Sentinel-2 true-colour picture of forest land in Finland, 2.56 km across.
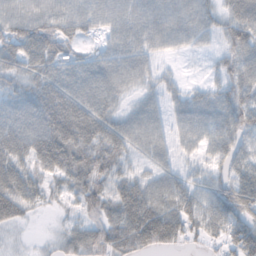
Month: October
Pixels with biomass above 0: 87%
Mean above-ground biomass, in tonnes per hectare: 51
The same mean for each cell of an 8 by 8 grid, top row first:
56 54 49 43 53 50 36 47
66 72 26 34 47 27 18 49
45 59 57 53 32 16 20 51
49 75 78 43 43 28 47 65
72 87 81 71 49 30 39 53
71 54 74 59 26 35 35 49
70 18 40 68 101 66 57 59
10 12 63 75 85 55 34 70
